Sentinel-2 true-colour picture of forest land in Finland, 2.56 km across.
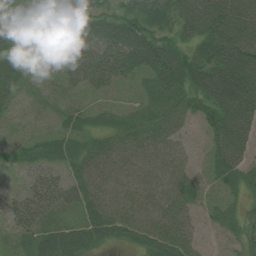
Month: August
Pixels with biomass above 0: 93%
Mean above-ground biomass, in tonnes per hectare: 41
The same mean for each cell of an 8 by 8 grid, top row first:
10 16 60 49 55 55 90 90
24 30 43 60 79 44 70 93
37 9 35 39 29 69 84 92
8 6 18 18 31 54 69 93
13 34 32 38 48 36 30 66
7 22 36 41 42 43 21 42
25 31 32 45 45 44 20 26
17 41 43 33 44 52 13 28
